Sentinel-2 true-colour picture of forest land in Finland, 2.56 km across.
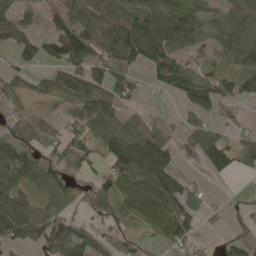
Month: May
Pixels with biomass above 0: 75%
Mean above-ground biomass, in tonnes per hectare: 61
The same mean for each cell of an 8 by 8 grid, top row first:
59 38 88 85 97 111 48 68
69 49 112 99 129 86 41 80
47 51 83 70 15 80 72 62
46 27 62 59 20 15 47 19
84 55 62 91 96 33 77 43
92 68 36 89 118 76 24 23
94 61 24 61 76 85 16 21
66 75 58 15 18 61 10 39
